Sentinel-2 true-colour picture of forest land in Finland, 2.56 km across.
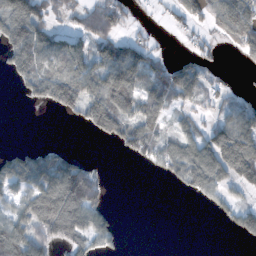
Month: November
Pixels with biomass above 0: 57%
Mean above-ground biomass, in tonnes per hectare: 66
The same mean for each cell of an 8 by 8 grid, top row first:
107 59 55 93 6 32 69 149
110 92 71 103 59 4 26 63
39 123 129 143 81 105 46 3
0 14 87 171 95 39 31 90
9 18 0 35 101 70 121 162
83 123 128 4 4 46 109 105
62 194 137 20 0 0 14 54
127 97 73 30 0 0 0 15
